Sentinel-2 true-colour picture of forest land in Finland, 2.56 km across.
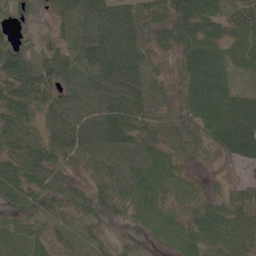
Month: June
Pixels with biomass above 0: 92%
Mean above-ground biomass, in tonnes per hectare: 56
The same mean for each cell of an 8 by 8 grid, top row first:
43 32 58 78 56 63 66 44
59 52 60 94 61 50 79 23
86 78 73 85 71 34 104 20
65 50 70 75 57 43 86 94
52 57 68 73 57 44 39 72
55 54 25 65 84 52 15 11
43 43 44 50 69 43 53 55
35 40 24 23 17 68 69 61
